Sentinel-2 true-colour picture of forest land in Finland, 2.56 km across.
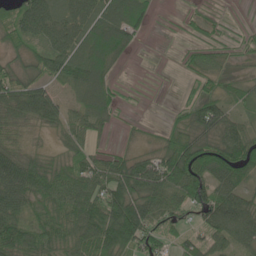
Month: May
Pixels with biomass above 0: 81%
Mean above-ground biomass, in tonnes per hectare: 58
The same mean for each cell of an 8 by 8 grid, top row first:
56 64 61 73 48 7 26 5
42 58 74 103 8 4 36 21
65 58 79 45 3 3 35 23
73 71 55 46 3 18 82 34
43 13 46 14 24 85 69 94
82 74 66 86 106 106 97 65
70 59 83 103 115 56 89 89
92 63 76 121 74 38 56 59
